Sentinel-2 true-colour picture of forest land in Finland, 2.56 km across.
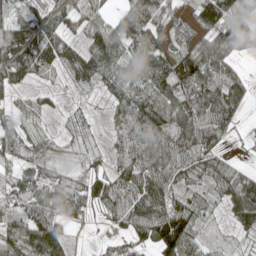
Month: May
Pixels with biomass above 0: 85%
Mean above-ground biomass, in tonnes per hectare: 68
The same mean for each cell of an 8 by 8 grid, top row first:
59 67 58 44 104 31 119 102
149 102 62 113 100 46 93 61
72 14 48 61 80 116 101 48
37 24 19 28 106 91 79 42
62 43 42 27 93 79 72 6
63 48 40 65 86 71 74 60
73 92 52 55 95 87 38 89
84 148 4 35 66 146 31 19
